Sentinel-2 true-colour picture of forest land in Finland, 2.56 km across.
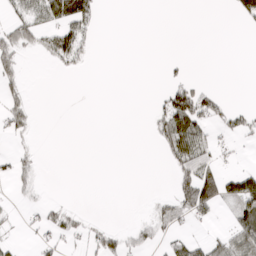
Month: March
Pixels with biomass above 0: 25%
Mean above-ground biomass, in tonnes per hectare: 19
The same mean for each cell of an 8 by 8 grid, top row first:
22 50 67 0 0 0 0 36
52 32 36 0 0 0 0 0
25 0 0 0 0 14 3 0
41 0 0 0 1 95 41 17
5 0 0 0 1 65 32 4
28 1 0 0 0 33 67 49
5 17 7 0 2 40 50 44
8 15 14 34 27 21 21 65
